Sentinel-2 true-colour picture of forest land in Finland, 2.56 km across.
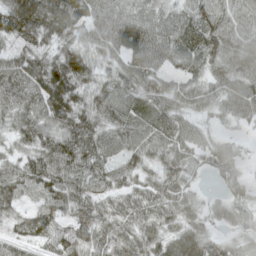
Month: April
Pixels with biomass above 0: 92%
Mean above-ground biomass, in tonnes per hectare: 75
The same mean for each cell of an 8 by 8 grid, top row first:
141 110 69 71 64 55 76 62
77 76 73 78 112 78 85 75
104 152 101 64 70 43 64 77
76 99 103 85 76 62 36 57
51 82 110 64 75 76 45 22
78 102 86 63 58 71 32 46
58 79 81 65 81 72 33 50
66 80 87 90 94 88 71 40
